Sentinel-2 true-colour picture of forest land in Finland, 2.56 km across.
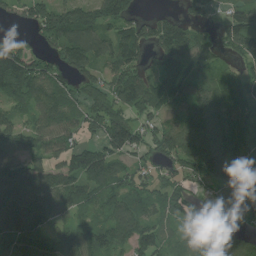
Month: July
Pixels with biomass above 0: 84%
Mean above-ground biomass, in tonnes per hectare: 108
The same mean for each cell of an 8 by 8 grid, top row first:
64 162 159 158 52 46 44 147
104 86 157 116 94 135 92 136
182 129 97 99 92 98 84 86
69 108 86 125 87 83 139 103
105 121 76 138 94 136 123 116
138 109 130 118 81 101 150 119
124 106 90 109 96 89 71 99
109 98 116 118 127 52 129 78
